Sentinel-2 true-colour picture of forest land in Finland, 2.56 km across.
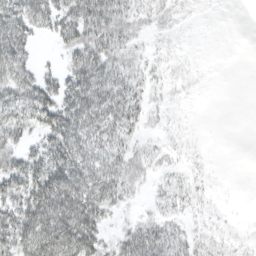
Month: March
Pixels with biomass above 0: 69%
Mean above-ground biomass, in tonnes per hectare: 32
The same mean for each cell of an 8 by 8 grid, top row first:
62 52 61 51 19 11 2 0
61 4 51 44 12 5 0 0
56 32 59 53 20 8 2 0
51 56 66 53 24 4 0 0
32 47 57 44 12 6 1 0
54 75 71 53 18 10 5 0
43 81 88 31 7 16 5 1
53 81 83 23 61 29 14 4
